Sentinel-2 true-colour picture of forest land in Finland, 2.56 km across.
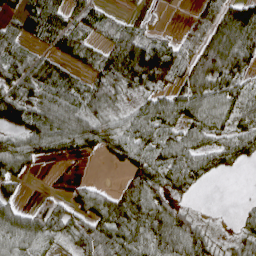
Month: April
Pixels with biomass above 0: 75%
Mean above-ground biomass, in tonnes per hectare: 58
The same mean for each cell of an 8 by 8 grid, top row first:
55 97 57 28 32 0 57 136
65 39 57 64 109 49 104 116
91 97 49 77 94 52 92 48
96 83 85 36 54 72 75 69
43 69 59 50 64 59 42 65
50 0 3 1 66 66 42 4
49 44 47 65 70 55 1 11
83 51 47 71 64 88 38 38
